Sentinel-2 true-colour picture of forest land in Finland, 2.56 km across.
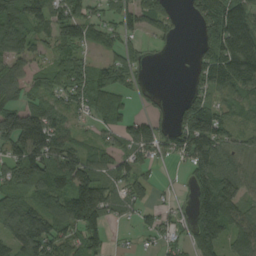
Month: August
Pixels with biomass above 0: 76%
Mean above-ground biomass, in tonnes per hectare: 87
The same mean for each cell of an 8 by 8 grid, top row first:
135 102 96 56 101 38 105 165
107 49 69 60 32 11 98 159
90 63 95 99 18 1 104 128
111 93 55 78 28 49 123 48
124 159 46 50 99 95 148 61
102 129 140 83 51 4 139 103
103 98 192 81 50 25 155 106
112 140 102 20 19 41 114 105
